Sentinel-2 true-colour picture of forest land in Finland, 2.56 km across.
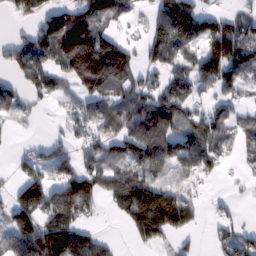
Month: February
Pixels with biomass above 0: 68%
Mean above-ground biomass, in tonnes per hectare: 92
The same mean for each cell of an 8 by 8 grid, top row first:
49 99 126 91 36 194 71 59
82 143 207 144 76 155 107 125
52 94 125 190 81 105 93 78
57 7 58 104 168 120 69 38
8 47 53 78 188 130 106 48
39 75 108 123 118 69 50 14
122 152 133 38 195 142 14 9
106 166 122 21 63 34 13 88
